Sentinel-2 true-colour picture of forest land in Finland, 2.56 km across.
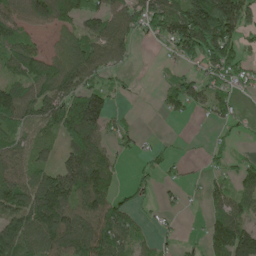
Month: May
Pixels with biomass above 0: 69%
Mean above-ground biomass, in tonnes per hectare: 86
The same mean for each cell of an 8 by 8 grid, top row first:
90 137 115 107 136 173 258 157
110 47 120 111 7 80 179 89
88 140 111 34 0 70 66 65
143 126 176 61 1 47 55 20
89 42 123 56 22 11 18 12
125 81 151 78 37 20 31 63
126 160 99 103 29 24 36 74
133 115 132 129 44 20 56 124
